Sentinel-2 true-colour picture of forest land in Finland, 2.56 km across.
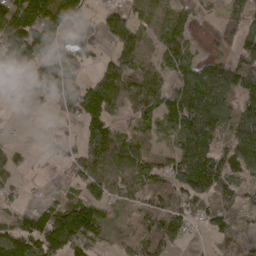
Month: April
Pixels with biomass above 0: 73%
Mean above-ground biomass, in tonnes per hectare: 88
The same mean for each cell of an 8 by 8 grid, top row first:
150 130 53 79 88 90 18 84
166 134 67 70 95 124 14 74
41 147 61 115 93 97 133 130
4 17 100 83 105 138 156 126
32 12 79 143 81 80 105 114
44 6 83 117 116 111 161 74
35 74 128 49 66 91 45 59
167 161 146 46 87 73 28 32
